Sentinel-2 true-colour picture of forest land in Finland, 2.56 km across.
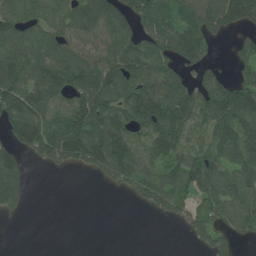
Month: June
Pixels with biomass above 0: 69%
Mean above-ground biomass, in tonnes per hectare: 86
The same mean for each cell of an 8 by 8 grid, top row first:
101 93 112 105 90 82 131 135
102 107 75 100 94 120 46 46
131 160 127 128 116 90 82 79
154 88 125 125 129 130 88 135
111 153 173 162 80 100 69 164
100 5 11 83 85 81 144 103
28 0 0 0 19 71 98 117
0 0 0 0 0 1 51 41
